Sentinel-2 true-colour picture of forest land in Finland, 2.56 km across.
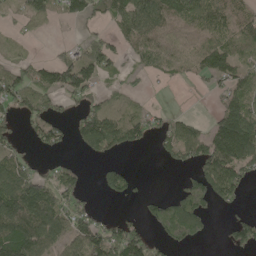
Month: May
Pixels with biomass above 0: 59%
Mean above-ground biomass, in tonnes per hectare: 75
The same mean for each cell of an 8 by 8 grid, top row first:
28 60 78 84 170 122 125 63
11 7 33 61 76 58 85 56
89 94 118 18 20 26 43 63
61 66 63 84 45 18 13 115
49 54 57 116 45 100 122 187
148 59 45 81 5 11 132 97
172 142 67 5 32 124 76 29
172 122 98 125 92 94 22 73
